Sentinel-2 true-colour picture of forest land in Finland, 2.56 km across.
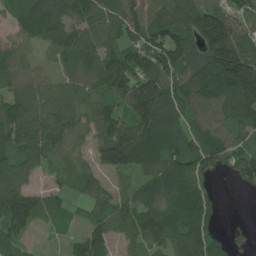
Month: July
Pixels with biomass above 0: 85%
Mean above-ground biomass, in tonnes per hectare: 96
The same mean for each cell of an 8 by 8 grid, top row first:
63 114 86 133 96 107 147 72
65 58 115 95 129 140 143 141
106 63 90 150 161 106 151 224
109 116 74 77 211 94 84 102
89 105 50 165 147 110 114 55
102 33 49 62 61 127 60 83
173 41 32 90 90 101 66 0
73 6 54 69 103 92 88 17
